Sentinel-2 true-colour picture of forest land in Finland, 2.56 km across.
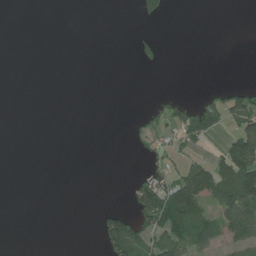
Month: July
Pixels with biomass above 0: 20%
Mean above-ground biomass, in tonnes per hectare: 26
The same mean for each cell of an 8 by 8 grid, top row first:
0 0 0 0 30 0 0 0
0 0 0 0 17 0 0 0
0 0 0 0 0 0 0 2
0 0 0 0 18 51 76 91
0 0 0 0 20 34 21 121
0 0 0 0 25 53 130 156
0 0 0 21 82 139 41 120
0 0 0 109 75 75 52 74
